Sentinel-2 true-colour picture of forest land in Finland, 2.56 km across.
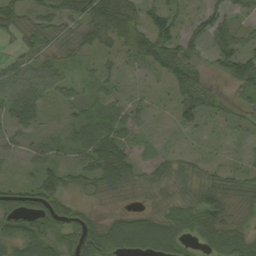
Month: September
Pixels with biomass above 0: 79%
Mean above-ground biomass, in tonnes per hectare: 43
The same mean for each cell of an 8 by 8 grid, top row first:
44 48 59 94 49 42 56 23
7 29 38 33 69 71 39 69
58 49 11 24 8 49 25 69
66 14 27 48 19 14 39 20
15 20 53 80 11 8 9 11
8 65 34 66 25 43 35 36
78 85 39 9 16 45 86 37
60 81 95 55 49 51 54 59
